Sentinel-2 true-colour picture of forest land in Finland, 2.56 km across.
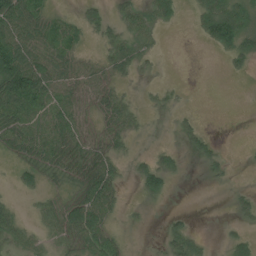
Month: July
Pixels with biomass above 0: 55%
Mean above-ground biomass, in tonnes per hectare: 32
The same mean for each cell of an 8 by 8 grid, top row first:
81 32 23 26 37 21 61 62
69 45 22 37 27 0 18 55
110 75 52 31 4 2 0 3
88 63 41 54 12 13 0 0
50 66 56 33 1 12 20 1
23 23 40 47 59 22 9 0
19 32 74 40 5 3 0 20
27 21 57 37 0 45 10 30
